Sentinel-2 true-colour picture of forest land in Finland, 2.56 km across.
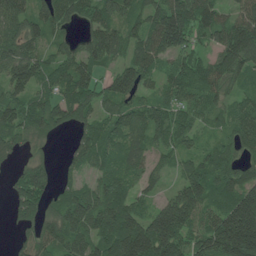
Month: June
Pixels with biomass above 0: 85%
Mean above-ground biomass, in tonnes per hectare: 99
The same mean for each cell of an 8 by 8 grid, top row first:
92 90 81 113 91 180 104 91
105 69 73 111 107 119 59 164
105 80 122 80 75 99 98 77
97 128 109 80 98 86 74 82
56 25 74 96 78 75 51 75
50 78 46 98 63 44 112 105
70 67 145 143 59 135 89 183
31 101 125 157 184 151 141 262
